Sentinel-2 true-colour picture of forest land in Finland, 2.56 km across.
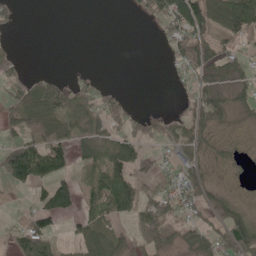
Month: May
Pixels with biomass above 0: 54%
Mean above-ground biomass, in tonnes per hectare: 41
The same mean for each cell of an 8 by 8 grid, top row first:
17 0 0 0 21 109 120 163
2 0 0 0 0 38 64 26
26 33 19 2 0 11 34 38
56 85 46 51 10 6 82 18
47 90 45 52 36 40 25 5
83 65 20 93 38 41 31 3
2 76 40 79 77 43 49 36
31 53 37 59 47 42 71 109
